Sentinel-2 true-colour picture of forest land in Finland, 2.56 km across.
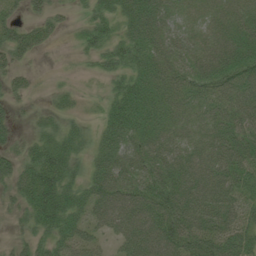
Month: July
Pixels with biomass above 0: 82%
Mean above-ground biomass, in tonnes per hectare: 48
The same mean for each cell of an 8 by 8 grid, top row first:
19 29 12 42 72 33 29 45
47 13 24 43 62 43 43 55
24 4 5 27 51 46 55 68
16 19 11 49 60 41 49 62
25 45 26 52 55 48 58 70
58 88 29 63 57 63 71 69
31 89 45 73 80 81 71 56
24 42 47 32 86 78 72 65
